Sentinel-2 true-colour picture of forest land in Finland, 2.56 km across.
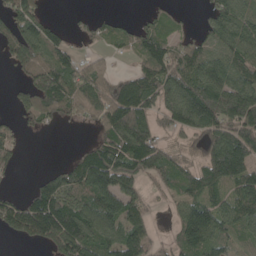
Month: May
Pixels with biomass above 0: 70%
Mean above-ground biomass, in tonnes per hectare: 92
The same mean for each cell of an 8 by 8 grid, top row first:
103 35 17 21 15 22 52 107
100 112 26 31 73 65 64 108
22 127 103 63 103 116 136 110
47 86 69 132 117 131 195 202
42 0 20 126 159 29 97 159
14 59 152 180 78 79 127 166
79 173 129 147 71 47 127 116
26 91 168 110 102 68 137 67
